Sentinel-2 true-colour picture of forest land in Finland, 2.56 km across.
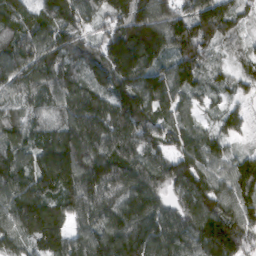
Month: March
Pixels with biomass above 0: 97%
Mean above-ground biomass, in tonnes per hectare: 134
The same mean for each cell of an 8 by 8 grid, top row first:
145 118 139 141 174 133 184 90
125 133 131 175 238 145 105 44
121 128 115 190 166 135 71 62
81 84 152 179 187 102 41 47
127 134 182 175 149 98 96 35
153 173 176 183 149 148 124 141
148 153 129 145 147 98 170 131
98 148 93 153 161 126 193 175
